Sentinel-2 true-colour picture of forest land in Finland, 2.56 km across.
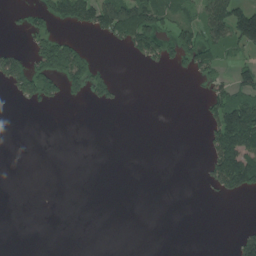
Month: July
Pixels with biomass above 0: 24%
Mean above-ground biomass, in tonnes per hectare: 38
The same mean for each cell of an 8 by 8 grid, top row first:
9 60 107 154 144 63 82 126
31 130 71 13 94 81 70 62
94 120 85 50 0 4 34 51
1 3 0 3 0 0 46 150
0 0 0 0 0 0 47 161
0 0 0 0 0 0 41 158
0 0 0 0 0 0 0 0
0 0 0 0 0 0 0 67
